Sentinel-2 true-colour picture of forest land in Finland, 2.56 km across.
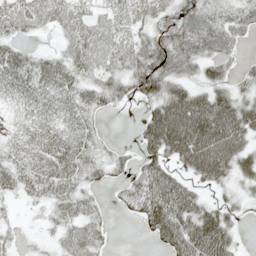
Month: May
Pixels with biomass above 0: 78%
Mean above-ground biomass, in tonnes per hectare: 42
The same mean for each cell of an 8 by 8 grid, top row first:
55 44 34 43 43 57 57 46
27 9 48 54 50 59 52 21
52 49 38 46 59 43 36 23
20 41 40 15 26 83 85 68
20 42 44 15 49 78 94 59
38 40 36 30 63 40 57 39
6 19 37 16 69 70 37 23
10 9 47 11 8 60 78 16
